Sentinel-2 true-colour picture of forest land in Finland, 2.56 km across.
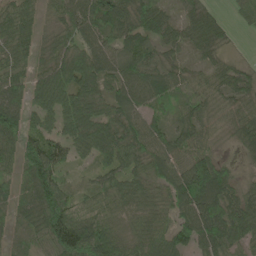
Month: June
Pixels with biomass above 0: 91%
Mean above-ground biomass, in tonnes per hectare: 69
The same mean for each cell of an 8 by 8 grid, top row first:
76 32 79 92 77 30 46 24
64 37 65 66 64 40 46 3
69 92 106 71 88 50 41 55
93 83 114 73 66 38 45 66
65 88 83 107 90 81 46 44
49 103 13 68 68 79 137 26
49 114 66 68 63 66 115 91
29 79 117 112 73 69 98 78
